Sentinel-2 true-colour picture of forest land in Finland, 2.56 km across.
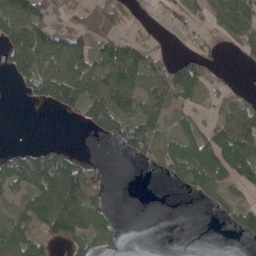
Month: May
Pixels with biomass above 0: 57%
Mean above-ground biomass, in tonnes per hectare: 66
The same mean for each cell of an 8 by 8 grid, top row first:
107 59 55 93 6 32 69 149
110 92 71 103 59 4 26 63
39 123 129 143 81 105 46 3
0 14 87 171 95 39 31 90
9 18 0 35 101 70 121 162
83 123 128 4 4 46 109 105
62 194 137 20 0 0 14 54
127 97 73 30 0 0 0 15
